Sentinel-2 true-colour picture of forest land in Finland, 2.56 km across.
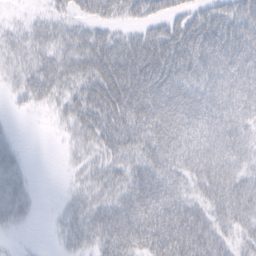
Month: February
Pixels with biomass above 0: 81%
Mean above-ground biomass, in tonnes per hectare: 47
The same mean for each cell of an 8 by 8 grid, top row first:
5 19 31 39 42 42 50 56
26 32 42 51 58 70 78 76
24 49 44 80 76 68 62 67
6 12 49 81 76 68 67 60
11 0 23 50 56 67 70 56
27 0 18 38 64 56 69 49
31 2 33 60 77 77 51 60
5 3 36 68 74 93 75 26
